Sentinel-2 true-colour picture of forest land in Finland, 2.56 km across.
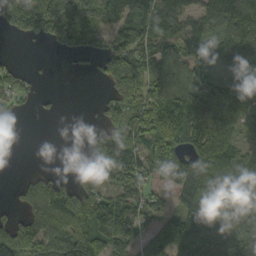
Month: September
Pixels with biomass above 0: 72%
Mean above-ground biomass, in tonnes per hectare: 95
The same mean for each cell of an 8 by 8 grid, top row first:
158 157 123 86 131 115 94 151
0 28 78 80 111 101 90 127
72 4 4 99 127 113 69 131
33 11 0 78 129 129 108 116
0 0 12 152 127 138 149 67
8 44 64 136 109 151 152 117
34 122 156 137 79 66 152 104
136 101 163 141 68 148 106 82
